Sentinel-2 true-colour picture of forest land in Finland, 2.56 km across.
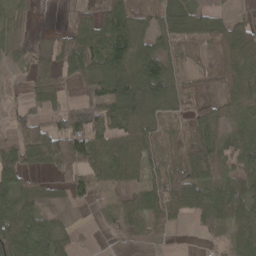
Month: April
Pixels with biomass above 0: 74%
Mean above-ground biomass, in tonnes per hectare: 58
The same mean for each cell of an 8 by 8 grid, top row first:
40 1 33 105 28 68 57 27
31 20 90 121 72 29 15 105
17 38 39 141 153 48 17 87
34 58 98 93 90 23 38 48
99 145 105 46 54 24 98 35
88 39 81 58 43 73 89 48
89 27 12 14 67 82 72 80
111 88 14 7 21 8 9 47
